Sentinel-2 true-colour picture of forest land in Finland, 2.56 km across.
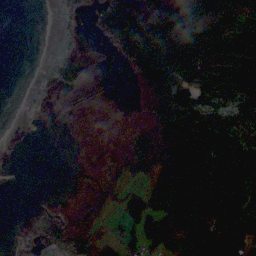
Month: October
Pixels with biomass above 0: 59%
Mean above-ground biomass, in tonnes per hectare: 44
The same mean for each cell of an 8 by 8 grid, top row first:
0 0 5 86 83 84 34 37
0 1 17 25 92 90 48 67
0 16 52 2 56 86 66 80
1 6 13 1 14 111 49 32
0 0 5 6 75 124 79 48
0 0 5 38 43 118 106 75
0 5 13 20 86 117 106 56
4 22 70 25 65 88 94 85
